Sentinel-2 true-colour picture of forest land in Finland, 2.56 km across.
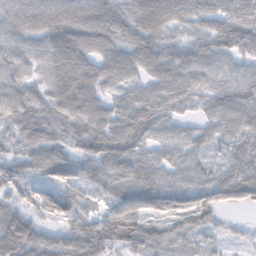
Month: November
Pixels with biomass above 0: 95%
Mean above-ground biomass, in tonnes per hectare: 70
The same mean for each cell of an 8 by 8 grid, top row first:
84 100 96 85 85 66 63 70
65 89 99 74 83 57 60 54
75 72 99 65 51 75 59 77
74 72 90 63 76 43 45 79
59 87 68 107 58 47 39 57
59 67 85 88 70 47 47 81
52 81 70 66 82 75 79 41
122 63 89 92 84 44 30 17
